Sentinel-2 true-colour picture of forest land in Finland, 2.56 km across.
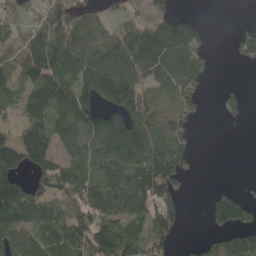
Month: May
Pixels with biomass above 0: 67%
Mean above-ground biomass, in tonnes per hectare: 99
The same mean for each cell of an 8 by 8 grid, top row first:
83 110 86 51 68 90 3 3
110 217 123 120 175 166 44 63
73 154 152 209 132 152 39 2
44 116 160 130 163 135 9 31
131 114 94 141 174 132 0 0
92 112 121 124 154 145 0 1
145 96 146 116 112 91 35 86
104 101 125 167 115 44 37 81
